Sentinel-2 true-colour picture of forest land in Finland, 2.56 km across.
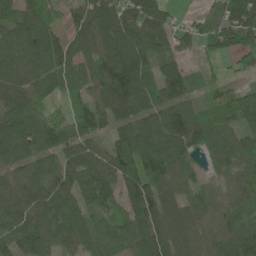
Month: June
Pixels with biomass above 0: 91%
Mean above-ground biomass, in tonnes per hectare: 93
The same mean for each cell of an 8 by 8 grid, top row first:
102 66 75 123 119 32 26 130
98 131 91 115 114 53 50 99
108 137 93 170 118 102 34 30
137 66 77 98 89 112 52 116
159 121 87 77 125 116 83 71
66 104 114 109 154 95 34 53
61 94 105 59 135 99 77 64
78 88 67 109 102 111 84 101
